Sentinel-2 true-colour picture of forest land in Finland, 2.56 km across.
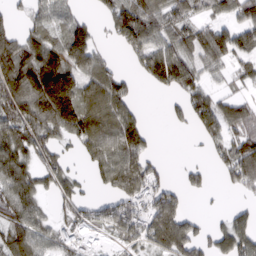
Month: March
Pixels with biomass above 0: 67%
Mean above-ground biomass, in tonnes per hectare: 77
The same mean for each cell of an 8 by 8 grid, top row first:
28 68 34 91 114 68 50 82
104 114 101 23 104 88 108 90
142 202 104 96 42 104 41 40
113 135 154 120 23 24 105 83
110 75 71 116 81 0 46 88
116 65 23 99 103 8 31 88
119 29 50 77 76 79 5 27
92 64 45 27 68 115 57 102
